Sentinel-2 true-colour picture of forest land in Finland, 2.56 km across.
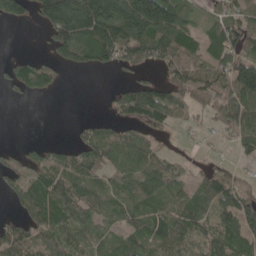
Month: May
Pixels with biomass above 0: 69%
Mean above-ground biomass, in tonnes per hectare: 77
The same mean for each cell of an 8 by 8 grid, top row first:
72 148 275 240 260 138 30 70
0 36 135 158 138 127 73 93
57 50 0 10 43 73 84 154
0 0 0 41 136 63 47 99
8 24 48 101 83 8 8 42
40 90 88 61 90 46 60 33
31 106 81 59 80 73 76 126
95 75 69 48 79 96 72 96
